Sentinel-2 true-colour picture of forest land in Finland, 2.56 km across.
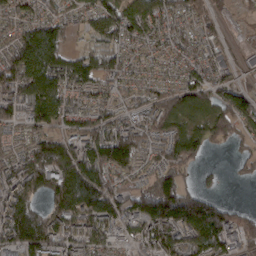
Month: March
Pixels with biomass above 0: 85%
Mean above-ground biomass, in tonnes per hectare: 104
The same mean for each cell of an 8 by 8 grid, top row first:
79 93 74 134 145 94 65 26
113 183 42 96 84 85 60 16
144 152 122 86 70 86 93 47
39 143 83 79 85 134 107 128
49 131 115 177 91 126 85 42
133 140 177 126 61 109 21 18
168 93 155 126 134 212 150 36
151 153 126 74 94 124 171 76
